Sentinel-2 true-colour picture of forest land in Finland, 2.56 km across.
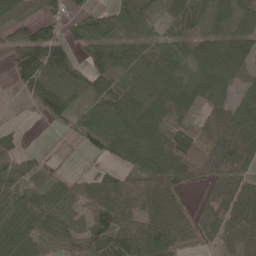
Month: May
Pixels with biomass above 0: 85%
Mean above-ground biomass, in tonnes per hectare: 73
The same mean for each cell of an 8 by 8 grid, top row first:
46 44 48 53 52 57 54 55
98 133 36 72 60 51 66 74
45 61 56 66 59 62 77 50
6 67 33 81 84 92 62 108
32 17 42 86 106 80 94 159
105 52 44 63 92 95 92 110
90 72 54 151 120 89 67 100
86 52 49 97 145 111 56 76
